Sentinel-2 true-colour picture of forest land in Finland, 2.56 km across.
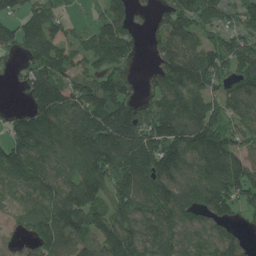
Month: July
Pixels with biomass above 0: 83%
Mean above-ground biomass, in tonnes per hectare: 120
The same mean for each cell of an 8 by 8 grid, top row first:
76 109 19 115 26 124 134 103
80 122 72 130 21 136 115 111
45 153 105 120 37 170 141 112
55 168 158 186 110 158 129 111
130 137 149 169 176 200 194 92
111 125 120 150 164 153 154 148
46 120 171 125 118 161 125 86
35 135 115 152 151 129 122 88
